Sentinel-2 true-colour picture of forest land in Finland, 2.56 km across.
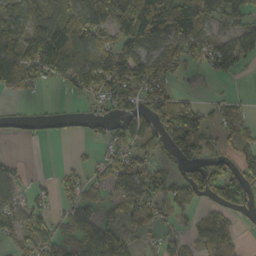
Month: October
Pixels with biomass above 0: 61%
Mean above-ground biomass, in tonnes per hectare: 70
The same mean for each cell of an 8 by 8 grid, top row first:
101 96 109 117 218 153 80 76
104 168 129 81 109 76 66 95
101 56 85 123 96 29 15 11
19 20 22 40 70 117 47 35
8 10 7 53 65 114 51 52
50 6 37 70 105 54 122 100
69 36 66 38 95 55 37 78
38 79 86 118 23 35 59 23
